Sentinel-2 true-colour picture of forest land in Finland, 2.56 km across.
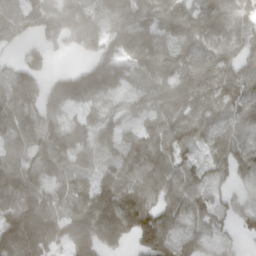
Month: March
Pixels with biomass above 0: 89%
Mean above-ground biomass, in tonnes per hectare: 104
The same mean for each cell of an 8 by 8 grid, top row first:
74 137 170 93 115 131 115 99
47 66 72 107 136 93 93 84
109 82 125 135 92 104 97 97
124 107 58 61 87 108 93 86
81 127 102 74 114 92 68 87
127 83 99 103 121 99 76 73
127 115 127 188 144 95 86 52
213 169 150 140 140 101 74 32
